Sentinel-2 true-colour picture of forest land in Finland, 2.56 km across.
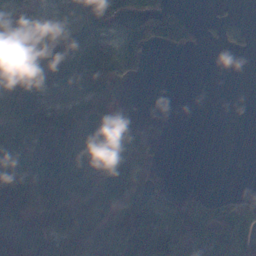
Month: November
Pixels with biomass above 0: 62%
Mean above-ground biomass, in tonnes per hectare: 62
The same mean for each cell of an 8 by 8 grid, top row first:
87 71 97 115 73 37 5 9
124 72 83 67 68 33 4 24
127 102 90 58 7 0 0 0
103 78 78 56 1 0 0 0
55 163 84 156 49 0 0 0
71 153 111 96 58 0 0 0
114 80 91 62 75 68 48 45
99 93 114 84 83 102 87 85
